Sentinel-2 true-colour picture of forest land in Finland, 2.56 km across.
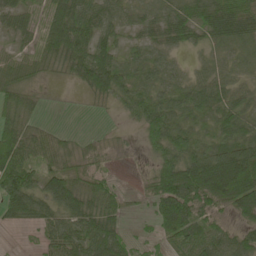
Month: May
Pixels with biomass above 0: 83%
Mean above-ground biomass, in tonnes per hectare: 49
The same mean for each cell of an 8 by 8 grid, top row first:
39 56 83 44 30 44 59 67
23 62 71 49 34 29 32 29
36 14 45 77 42 31 41 26
61 5 1 9 63 41 38 37
89 54 16 11 28 63 34 45
104 55 40 19 12 122 138 133
63 48 65 56 10 116 53 77
1 34 62 67 17 62 68 48
